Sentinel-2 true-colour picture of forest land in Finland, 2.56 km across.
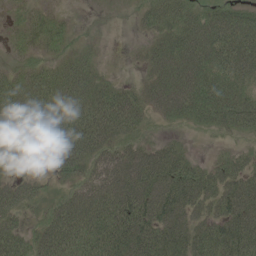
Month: June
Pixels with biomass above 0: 81%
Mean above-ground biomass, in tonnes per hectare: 60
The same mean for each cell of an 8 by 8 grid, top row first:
16 29 3 4 31 70 67 74
22 37 20 0 20 90 100 113
39 62 79 25 28 111 86 79
69 89 89 118 59 65 84 99
85 84 103 61 38 26 3 15
27 28 48 75 99 79 49 55
62 28 77 91 86 62 39 80
63 66 79 86 71 49 58 76
